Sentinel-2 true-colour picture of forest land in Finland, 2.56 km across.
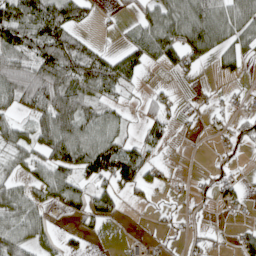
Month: April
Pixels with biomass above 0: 56%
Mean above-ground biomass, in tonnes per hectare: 48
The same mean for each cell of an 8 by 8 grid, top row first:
92 93 52 7 42 89 98 79
70 101 64 13 71 67 76 60
93 122 95 84 18 11 3 15
42 99 84 40 25 21 20 21
53 94 98 79 52 7 4 34
30 61 62 96 54 7 15 12
66 31 37 41 12 11 15 21
81 31 19 0 13 11 22 26
